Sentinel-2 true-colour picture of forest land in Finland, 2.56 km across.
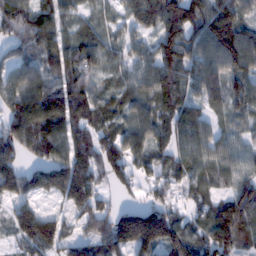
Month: February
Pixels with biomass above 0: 89%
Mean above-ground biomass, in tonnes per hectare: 95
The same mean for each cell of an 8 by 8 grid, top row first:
104 107 55 38 108 144 134 97
78 97 106 51 52 119 111 166
99 73 107 50 79 81 103 90
138 160 119 64 87 76 56 52
124 123 99 99 108 69 75 47
140 139 135 79 56 62 66 72
81 34 109 48 91 56 76 151
68 149 66 133 198 116 105 116
